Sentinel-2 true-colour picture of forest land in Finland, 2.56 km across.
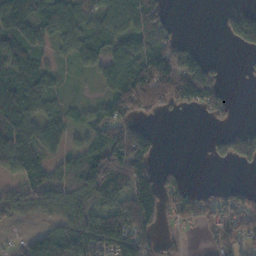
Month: November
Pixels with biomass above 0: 68%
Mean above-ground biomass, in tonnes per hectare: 72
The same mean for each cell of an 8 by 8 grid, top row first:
100 98 86 98 119 7 0 84
87 40 78 74 84 64 5 35
114 59 9 89 180 187 99 3
116 69 32 74 88 31 46 2
116 75 39 130 115 0 17 96
48 64 117 164 90 15 0 2
60 64 76 83 143 51 73 79
20 128 139 134 77 23 16 75
